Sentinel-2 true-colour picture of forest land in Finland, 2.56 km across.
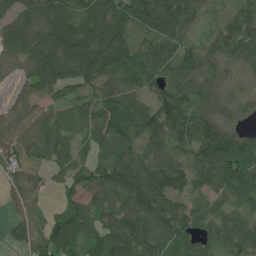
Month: July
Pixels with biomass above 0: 89%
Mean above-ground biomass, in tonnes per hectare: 72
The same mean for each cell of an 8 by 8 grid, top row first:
89 80 83 123 118 104 23 73
88 100 122 119 56 71 43 82
42 96 84 74 74 60 58 24
63 57 33 66 72 102 53 28
80 64 41 63 63 78 118 83
32 29 63 104 109 95 88 102
41 21 62 88 102 71 52 56
33 78 64 100 100 74 50 72
